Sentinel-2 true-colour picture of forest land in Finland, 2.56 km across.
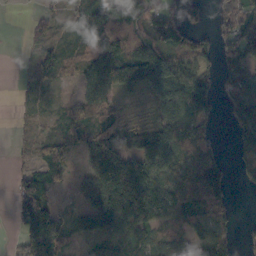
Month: October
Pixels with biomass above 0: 72%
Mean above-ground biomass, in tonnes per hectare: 81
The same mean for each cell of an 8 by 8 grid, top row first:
0 30 63 75 116 56 27 80
1 32 44 92 111 81 40 112
4 31 53 127 101 122 79 90
5 18 59 53 17 107 75 108
14 58 53 129 124 142 83 64
42 97 37 227 185 95 170 24
73 132 53 237 240 134 130 11
32 215 35 74 71 77 88 40
